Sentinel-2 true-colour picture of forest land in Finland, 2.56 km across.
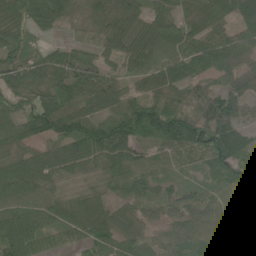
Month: June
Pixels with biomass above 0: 91%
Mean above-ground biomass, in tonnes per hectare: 64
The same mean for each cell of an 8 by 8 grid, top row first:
63 81 45 86 69 61 78 56
63 35 50 72 86 74 87 71
61 76 79 48 56 64 45 48
60 106 77 69 143 96 75 47
53 58 112 143 93 105 90 48
87 75 42 49 45 27 25 67
70 62 59 41 33 28 33 23
80 63 55 61 33 34 38 38
